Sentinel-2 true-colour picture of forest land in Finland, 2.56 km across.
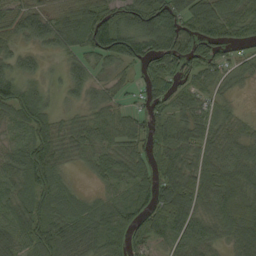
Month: September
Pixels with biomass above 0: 89%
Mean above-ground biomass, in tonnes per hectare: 66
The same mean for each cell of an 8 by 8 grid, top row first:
61 55 77 89 100 97 99 72
43 40 59 126 91 111 78 36
70 23 49 33 60 86 46 30
74 46 31 42 50 58 61 26
51 75 46 49 64 87 67 65
66 89 14 51 63 108 85 86
66 69 55 70 70 110 65 99
65 86 79 77 57 55 58 67
